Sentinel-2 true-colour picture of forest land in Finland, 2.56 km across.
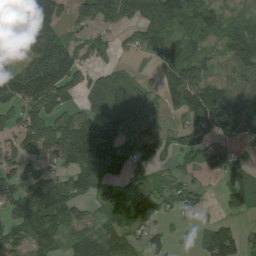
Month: August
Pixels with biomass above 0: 75%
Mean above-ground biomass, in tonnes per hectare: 90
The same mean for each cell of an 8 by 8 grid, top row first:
188 144 59 95 94 116 69 36
93 206 51 28 55 78 39 112
140 218 74 62 19 92 87 131
60 107 68 101 131 39 156 153
59 119 196 182 154 57 94 57
59 61 114 90 69 43 39 74
104 165 66 77 111 38 22 69
79 93 73 99 44 12 70 59
